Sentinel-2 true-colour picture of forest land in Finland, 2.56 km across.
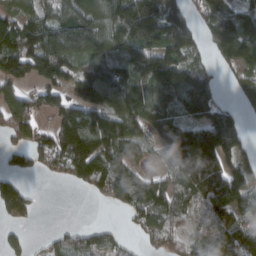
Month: March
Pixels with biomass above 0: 75%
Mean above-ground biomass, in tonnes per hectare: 117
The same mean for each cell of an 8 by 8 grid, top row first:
84 89 155 149 243 129 97 108
159 212 210 134 148 129 57 171
138 136 128 184 154 171 117 64
140 89 148 137 167 86 126 42
80 134 232 162 71 184 230 116
68 29 88 144 54 94 184 108
100 0 0 33 100 96 109 141
45 30 93 58 45 76 115 144
